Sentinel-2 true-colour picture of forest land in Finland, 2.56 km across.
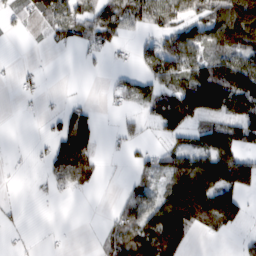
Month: February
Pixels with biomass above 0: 53%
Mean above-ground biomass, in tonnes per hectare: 56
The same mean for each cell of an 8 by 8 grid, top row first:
20 57 60 74 60 58 76 169
0 13 40 45 32 96 76 104
15 3 1 16 50 77 125 122
3 12 61 15 30 120 97 83
1 36 143 12 21 47 80 78
2 44 84 2 31 100 150 133
7 1 0 16 82 175 157 96
8 3 0 43 96 121 8 13
